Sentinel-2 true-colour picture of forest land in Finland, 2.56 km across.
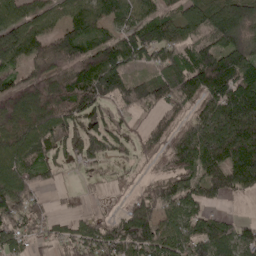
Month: April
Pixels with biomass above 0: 79%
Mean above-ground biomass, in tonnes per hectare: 96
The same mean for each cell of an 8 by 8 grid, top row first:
97 82 101 80 95 77 135 165
127 86 93 83 137 126 78 114
59 119 137 152 65 147 114 139
117 146 138 76 52 70 96 154
123 120 98 74 61 74 148 160
111 45 29 37 14 77 92 98
107 40 24 13 112 104 53 1
83 48 88 137 183 111 129 106
